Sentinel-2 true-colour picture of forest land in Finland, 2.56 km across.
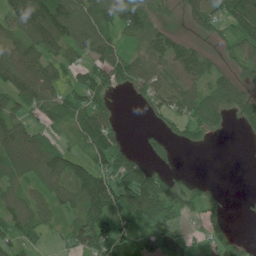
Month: June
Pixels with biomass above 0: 69%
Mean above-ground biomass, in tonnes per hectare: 72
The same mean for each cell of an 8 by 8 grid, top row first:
98 164 115 100 80 16 91 130
82 104 77 84 59 77 27 71
120 99 60 79 98 81 78 64
70 68 74 34 18 62 105 82
152 75 40 78 24 31 17 1
102 100 107 108 101 20 5 0
79 74 113 121 116 54 44 6
63 12 101 91 54 67 36 24
